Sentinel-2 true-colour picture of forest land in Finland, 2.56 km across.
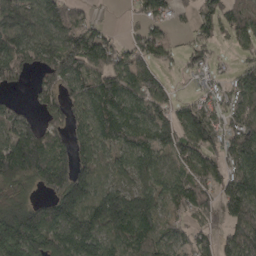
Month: April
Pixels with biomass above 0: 81%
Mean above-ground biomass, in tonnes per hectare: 108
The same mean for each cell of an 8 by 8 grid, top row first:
141 110 69 3 61 29 93 105
107 107 175 94 98 36 48 52
66 104 117 129 152 19 41 92
65 72 77 128 103 81 119 116
174 121 94 103 111 126 127 140
149 177 151 70 97 84 115 135
141 102 175 219 171 76 99 150
199 138 193 110 117 69 62 137
